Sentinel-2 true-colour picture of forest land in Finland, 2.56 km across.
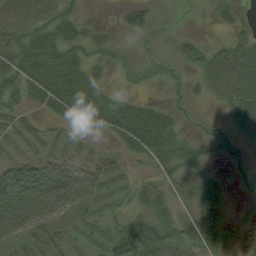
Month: August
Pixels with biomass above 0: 77%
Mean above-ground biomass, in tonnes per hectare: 44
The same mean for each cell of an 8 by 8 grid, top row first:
32 38 27 4 45 10 5 15
64 82 55 32 26 39 34 54
62 85 77 17 20 17 55 86
30 40 98 93 63 29 14 53
11 21 19 27 84 54 33 25
69 72 56 33 25 43 43 21
83 62 31 20 48 44 69 7
32 54 15 55 103 68 67 13
